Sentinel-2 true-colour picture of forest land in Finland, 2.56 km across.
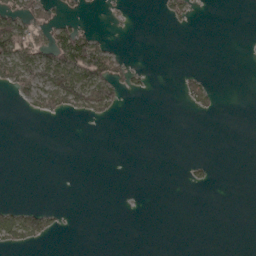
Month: April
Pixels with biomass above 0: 16%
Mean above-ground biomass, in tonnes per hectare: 14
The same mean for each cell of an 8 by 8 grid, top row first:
56 30 13 7 0 24 0 0
80 53 96 22 0 0 0 1
60 65 84 64 11 7 13 0
0 33 33 24 0 0 14 0
0 0 0 0 0 0 0 0
0 0 0 0 0 0 10 0
20 22 0 0 1 0 0 0
41 18 0 0 0 0 0 0
